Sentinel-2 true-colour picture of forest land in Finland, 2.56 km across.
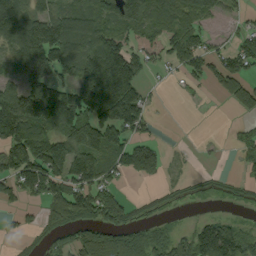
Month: September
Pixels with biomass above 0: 64%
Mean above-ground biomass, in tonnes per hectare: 85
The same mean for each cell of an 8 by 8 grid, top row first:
137 94 101 101 105 117 57 24
115 172 112 130 53 92 55 66
55 122 131 225 69 17 55 101
109 106 157 194 93 0 1 41
136 153 135 114 56 2 3 36
127 166 122 62 50 11 16 23
27 86 130 116 28 15 5 12
16 40 103 143 96 73 170 152
